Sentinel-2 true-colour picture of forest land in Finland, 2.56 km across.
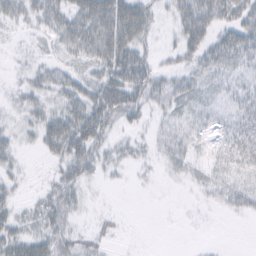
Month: February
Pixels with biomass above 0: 66%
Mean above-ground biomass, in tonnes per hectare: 27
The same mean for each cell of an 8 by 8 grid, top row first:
24 36 59 81 55 27 49 41
5 13 45 71 33 24 38 41
7 30 33 53 46 27 21 20
14 27 54 60 28 23 19 24
21 38 65 24 13 34 15 37
14 14 48 8 4 13 20 22
23 42 21 3 0 1 5 19
38 45 24 10 0 0 1 0
